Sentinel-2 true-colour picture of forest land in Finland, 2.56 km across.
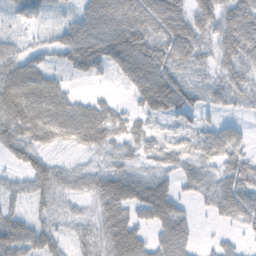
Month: November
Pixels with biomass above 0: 79%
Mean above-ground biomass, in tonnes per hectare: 54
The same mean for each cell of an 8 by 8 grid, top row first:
26 24 43 82 76 72 56 68
36 34 100 88 88 77 33 73
87 54 22 19 85 60 30 53
107 93 71 48 43 54 28 19
73 46 53 52 44 42 56 45
26 65 32 59 39 37 34 65
45 38 16 74 68 55 18 65
131 76 38 82 51 78 7 17
